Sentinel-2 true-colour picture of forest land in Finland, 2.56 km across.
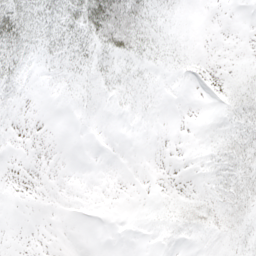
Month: May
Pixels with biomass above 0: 42%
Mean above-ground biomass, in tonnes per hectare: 10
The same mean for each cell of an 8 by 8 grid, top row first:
42 27 43 75 34 10 0 0
29 22 28 36 24 7 0 0
16 4 9 14 9 4 2 14
4 0 3 3 4 0 1 23
1 0 0 0 0 0 6 29
1 0 0 0 0 0 7 28
1 0 0 0 1 11 17 21
0 0 0 0 0 5 5 10
